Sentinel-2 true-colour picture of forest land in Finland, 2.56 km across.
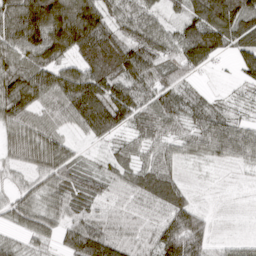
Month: March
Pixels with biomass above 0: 91%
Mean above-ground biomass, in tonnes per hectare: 72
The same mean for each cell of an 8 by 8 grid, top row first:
98 166 156 66 57 27 117 120
81 134 101 79 101 72 151 81
131 86 119 96 91 55 8 34
97 58 119 129 77 70 57 24
65 82 22 43 55 54 70 76
33 60 42 48 77 52 9 13
72 68 67 42 52 87 16 9
34 41 114 94 48 126 56 25
